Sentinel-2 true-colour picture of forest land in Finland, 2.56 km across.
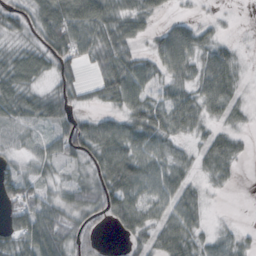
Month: October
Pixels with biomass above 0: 78%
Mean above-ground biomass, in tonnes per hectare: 41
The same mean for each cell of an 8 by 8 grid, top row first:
35 68 64 54 39 12 5 1
22 58 52 64 15 84 32 11
44 23 29 76 58 37 61 41
39 30 26 30 63 58 40 31
16 27 66 77 57 25 61 18
46 20 16 77 66 48 31 6
51 47 45 61 48 80 12 0
52 76 27 4 47 73 21 18
